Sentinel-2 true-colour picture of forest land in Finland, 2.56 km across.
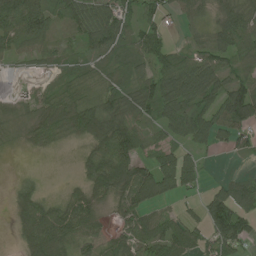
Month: July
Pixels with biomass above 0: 75%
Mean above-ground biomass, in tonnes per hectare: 63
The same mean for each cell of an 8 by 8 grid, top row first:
129 78 97 81 55 35 25 92
67 49 39 82 76 40 64 78
6 20 53 64 68 117 107 77
18 61 88 82 68 89 85 130
13 36 21 112 61 49 53 42
7 2 27 115 95 122 14 30
37 59 84 33 72 21 75 82
19 111 66 47 78 92 71 82
